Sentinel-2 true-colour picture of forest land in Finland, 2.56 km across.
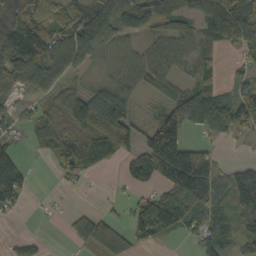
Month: October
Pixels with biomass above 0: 69%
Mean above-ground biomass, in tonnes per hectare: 67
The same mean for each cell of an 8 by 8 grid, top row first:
140 71 66 113 99 113 116 146
149 120 144 74 42 66 34 66
81 69 34 49 66 49 38 33
36 67 95 35 21 68 115 92
25 61 75 101 59 18 52 8
94 4 40 7 86 136 151 81
32 6 15 9 86 104 78 87
18 8 47 87 58 12 54 57
